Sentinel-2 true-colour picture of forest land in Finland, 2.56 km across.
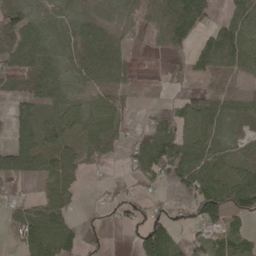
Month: May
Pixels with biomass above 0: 67%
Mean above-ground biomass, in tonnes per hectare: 52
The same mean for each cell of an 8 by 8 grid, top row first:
57 43 26 19 31 77 68 58
99 60 50 57 5 32 81 82
32 73 47 50 3 23 18 17
45 49 63 72 4 38 87 30
67 70 53 45 74 91 67 10
67 71 52 7 62 62 91 63
54 84 21 26 38 24 110 73
34 116 48 7 87 47 60 59
